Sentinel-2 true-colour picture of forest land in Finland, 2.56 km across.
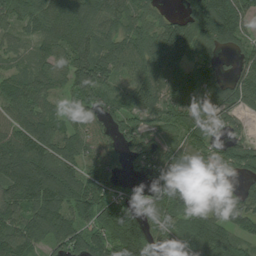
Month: July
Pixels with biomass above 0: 88%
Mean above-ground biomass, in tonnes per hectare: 100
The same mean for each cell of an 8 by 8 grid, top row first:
91 111 130 103 71 51 173 138
36 75 112 110 103 167 93 66
71 74 126 72 117 111 101 98
81 61 70 75 83 88 99 62
121 110 81 54 92 68 75 67
152 173 115 92 60 76 45 47
113 152 109 143 89 129 97 122
140 102 129 150 168 71 157 68
